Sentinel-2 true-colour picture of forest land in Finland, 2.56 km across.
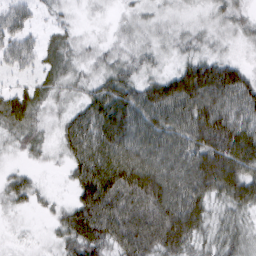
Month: March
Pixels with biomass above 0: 91%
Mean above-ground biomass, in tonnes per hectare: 52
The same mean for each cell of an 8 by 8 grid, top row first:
46 14 10 10 21 16 19 26
49 35 23 21 24 21 20 11
14 32 27 50 39 63 96 54
60 23 45 92 74 79 88 56
25 19 81 98 79 68 85 93
24 4 64 121 118 83 99 86
19 14 70 97 106 96 57 54
6 11 71 67 90 90 42 41
